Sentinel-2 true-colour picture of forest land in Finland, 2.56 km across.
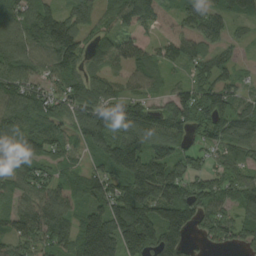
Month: August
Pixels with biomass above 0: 91%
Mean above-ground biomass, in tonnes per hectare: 104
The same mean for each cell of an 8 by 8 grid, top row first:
104 98 76 64 120 110 102 64
113 136 97 112 123 101 83 27
128 91 88 74 82 26 81 52
123 106 123 95 87 126 135 90
111 115 66 119 134 99 71 144
96 76 74 114 163 118 86 78
94 131 87 151 169 166 98 83
92 116 164 198 196 119 47 72
